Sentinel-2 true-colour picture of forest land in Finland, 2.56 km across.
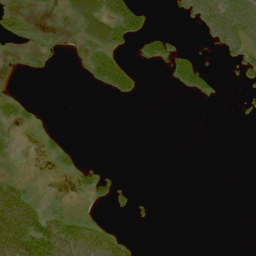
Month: August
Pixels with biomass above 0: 28%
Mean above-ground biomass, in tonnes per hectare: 16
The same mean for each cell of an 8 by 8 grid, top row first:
20 4 49 71 26 5 55 71
3 13 15 45 25 24 6 35
3 2 4 52 5 30 23 9
23 2 0 0 0 0 0 5
8 15 3 0 0 0 0 0
14 3 21 14 0 0 0 0
68 22 8 12 7 0 0 0
69 66 62 38 1 0 0 0
